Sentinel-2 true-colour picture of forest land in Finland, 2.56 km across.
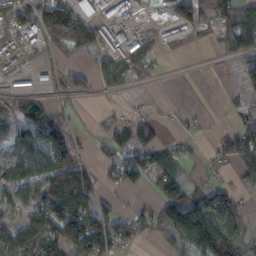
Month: November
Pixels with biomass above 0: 60%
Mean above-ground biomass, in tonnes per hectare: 65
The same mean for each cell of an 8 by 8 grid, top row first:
109 178 138 75 16 73 75 78
67 51 97 136 67 17 9 58
37 42 40 51 28 1 0 31
60 68 14 11 11 9 5 29
75 111 28 57 46 21 16 102
89 120 117 52 74 60 28 47
55 145 113 48 35 140 94 55
92 90 120 132 29 71 149 64
